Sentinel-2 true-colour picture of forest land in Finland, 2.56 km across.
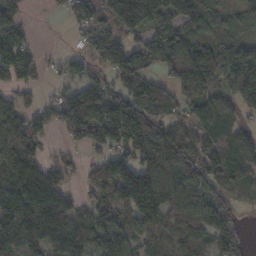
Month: November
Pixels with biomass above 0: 80%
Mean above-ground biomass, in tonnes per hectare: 100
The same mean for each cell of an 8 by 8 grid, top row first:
75 8 63 98 159 128 117 75
145 4 27 123 105 153 94 105
73 24 67 58 88 96 111 176
71 66 163 146 102 53 107 74
159 40 68 121 148 157 104 114
148 103 32 132 134 132 101 83
156 170 76 117 166 106 108 37
129 100 112 106 71 78 83 50
